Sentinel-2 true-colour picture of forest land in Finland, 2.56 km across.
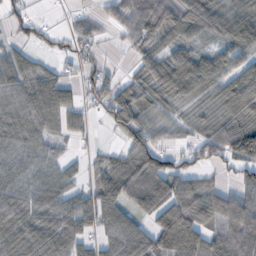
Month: October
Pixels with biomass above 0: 77%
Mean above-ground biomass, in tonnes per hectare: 62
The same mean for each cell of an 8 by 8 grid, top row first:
40 4 25 36 97 94 80 51
34 25 42 6 52 57 28 63
82 64 36 36 62 70 64 85
81 89 33 61 51 19 19 72
71 42 8 13 66 17 69 140
56 47 28 86 82 74 18 46
76 70 62 72 77 101 82 104
94 108 48 70 84 156 87 140
